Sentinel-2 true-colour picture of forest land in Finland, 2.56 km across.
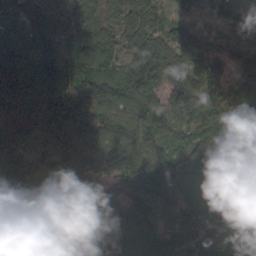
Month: March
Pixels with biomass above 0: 96%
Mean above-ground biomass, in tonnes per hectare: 102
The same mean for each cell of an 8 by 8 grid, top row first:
87 57 64 61 118 64 80 131
67 63 98 77 132 126 71 103
121 109 134 85 103 84 87 84
87 133 95 112 104 104 99 113
81 62 96 102 85 70 112 127
114 56 110 69 118 113 114 111
121 104 104 119 136 122 143 148
104 95 114 130 121 116 139 133
